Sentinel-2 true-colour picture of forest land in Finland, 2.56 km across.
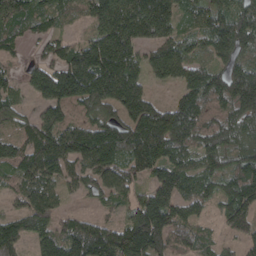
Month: April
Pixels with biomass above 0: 88%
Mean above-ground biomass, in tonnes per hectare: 118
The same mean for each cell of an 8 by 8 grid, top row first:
165 95 67 223 238 122 99 132
42 55 100 193 108 103 87 125
57 159 234 219 73 87 137 181
82 106 88 69 47 127 107 121
122 196 205 188 194 136 115 99
99 124 85 114 68 50 102 118
51 110 19 45 161 123 46 143
117 115 192 150 200 101 51 59
